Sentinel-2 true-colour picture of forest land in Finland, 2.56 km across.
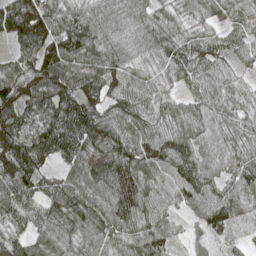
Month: May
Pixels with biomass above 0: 95%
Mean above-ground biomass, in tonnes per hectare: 84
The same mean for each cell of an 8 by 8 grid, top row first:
136 107 92 69 73 52 59 67
49 105 112 88 69 100 84 55
119 132 99 91 59 69 80 52
121 97 123 77 80 76 80 70
107 109 95 90 95 95 67 65
118 59 88 102 89 90 77 81
107 94 115 105 93 49 88 61
74 80 81 81 90 37 44 18
